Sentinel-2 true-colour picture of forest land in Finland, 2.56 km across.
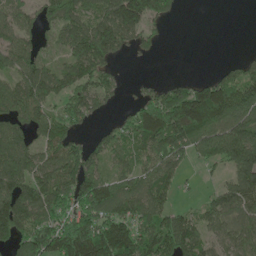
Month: May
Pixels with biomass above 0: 71%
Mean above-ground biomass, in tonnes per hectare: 101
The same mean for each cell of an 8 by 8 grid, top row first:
74 62 103 137 146 24 0 0
108 25 141 115 40 0 0 1
85 119 114 57 18 36 70 106
91 79 107 26 119 225 217 141
106 111 70 78 128 169 113 139
124 119 162 72 99 75 13 106
142 133 138 140 122 58 62 102
121 193 264 249 155 171 76 96
